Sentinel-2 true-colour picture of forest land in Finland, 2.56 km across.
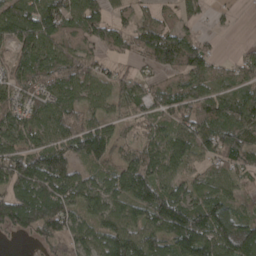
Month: April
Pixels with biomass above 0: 82%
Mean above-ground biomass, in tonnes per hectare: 84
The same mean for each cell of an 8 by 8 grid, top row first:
123 128 107 56 35 53 23 4
103 96 63 53 87 134 38 15
83 83 83 53 38 58 68 67
78 83 64 47 60 80 96 126
90 82 118 90 63 86 82 122
123 156 78 80 122 66 54 56
147 141 77 89 118 126 111 55
13 53 75 121 112 114 131 144
